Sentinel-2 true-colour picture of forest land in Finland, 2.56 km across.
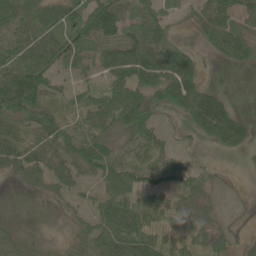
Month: June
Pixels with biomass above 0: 78%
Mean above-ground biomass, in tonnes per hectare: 56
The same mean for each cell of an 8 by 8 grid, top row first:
64 60 81 122 58 31 81 73
44 63 67 74 98 69 37 93
106 65 31 66 96 121 15 0
103 54 48 82 66 50 135 27
72 65 68 41 47 19 23 56
36 51 42 74 52 58 29 9
1 5 23 74 70 46 33 7
52 11 37 83 83 47 46 18
